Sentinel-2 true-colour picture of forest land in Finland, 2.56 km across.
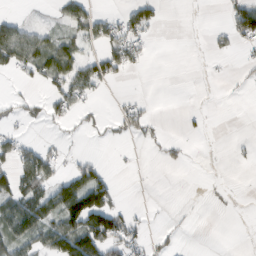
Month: February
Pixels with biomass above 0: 31%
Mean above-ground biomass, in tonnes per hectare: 26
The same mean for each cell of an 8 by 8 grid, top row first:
15 4 52 22 54 0 2 63
91 53 29 49 19 0 6 14
8 41 60 25 0 0 1 5
14 23 23 7 19 0 5 0
43 14 3 5 8 13 0 5
68 56 56 18 0 0 1 0
69 71 131 70 3 2 1 0
68 55 115 71 24 8 0 0
